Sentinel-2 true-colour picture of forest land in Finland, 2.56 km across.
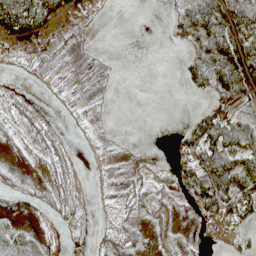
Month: May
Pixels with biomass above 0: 50%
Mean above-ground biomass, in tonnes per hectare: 25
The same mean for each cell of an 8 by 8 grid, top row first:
90 51 27 1 0 22 59 54
28 30 9 0 0 5 46 68
7 22 10 2 0 2 42 56
36 19 14 2 0 0 22 22
18 43 4 5 1 16 73 49
14 30 18 13 19 33 71 66
17 26 24 20 40 24 39 37
31 12 4 38 18 22 5 6
